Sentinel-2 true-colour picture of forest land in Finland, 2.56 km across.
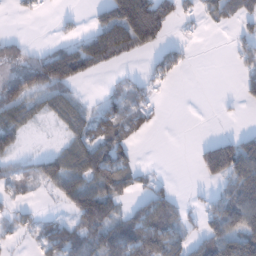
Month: January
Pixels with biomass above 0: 50%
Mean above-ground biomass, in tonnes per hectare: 60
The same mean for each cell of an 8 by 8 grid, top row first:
12 4 10 131 268 82 52 67
41 19 51 119 76 29 0 40
85 58 15 6 29 20 0 29
71 42 56 57 58 0 0 6
49 3 77 114 6 0 63 101
41 88 110 110 21 3 70 130
35 4 99 78 79 60 52 139
21 60 77 112 141 79 109 175
